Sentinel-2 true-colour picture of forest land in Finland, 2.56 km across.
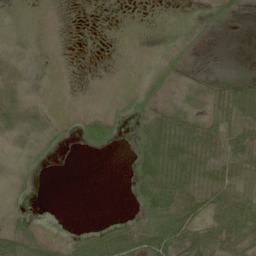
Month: May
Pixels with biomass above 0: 49%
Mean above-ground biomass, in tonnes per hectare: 25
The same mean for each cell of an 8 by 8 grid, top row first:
0 0 0 0 0 0 22 17
1 0 0 1 3 14 4 0
16 0 0 2 20 19 20 25
34 12 6 16 35 41 33 52
10 19 18 28 46 71 62 38
11 2 0 0 68 72 50 30
13 0 0 0 57 73 44 66
51 17 26 62 70 89 42 48
